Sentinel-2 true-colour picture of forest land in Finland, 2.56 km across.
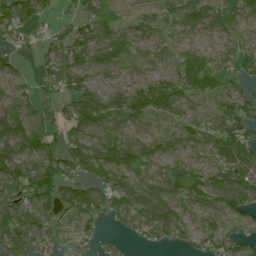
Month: July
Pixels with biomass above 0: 83%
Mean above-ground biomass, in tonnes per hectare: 67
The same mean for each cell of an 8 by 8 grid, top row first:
91 27 41 24 33 33 57 59
29 38 65 85 45 45 41 58
48 54 85 35 62 81 66 42
102 54 115 91 100 71 49 83
137 85 91 110 68 61 52 101
122 102 70 105 67 72 56 94
107 74 80 68 81 66 59 87
97 52 38 15 40 39 61 52
